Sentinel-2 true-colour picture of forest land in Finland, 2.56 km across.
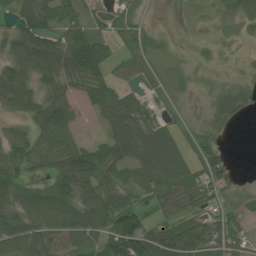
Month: July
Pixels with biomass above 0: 76%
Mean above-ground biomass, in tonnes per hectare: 50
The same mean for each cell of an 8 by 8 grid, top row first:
50 60 52 24 12 2 10 50
51 82 128 29 26 7 15 8
67 37 65 50 19 20 9 16
28 75 26 83 34 7 29 45
61 70 52 80 97 48 38 0
60 51 106 60 65 72 62 16
65 97 82 87 42 55 23 21
100 73 70 74 92 87 53 31
